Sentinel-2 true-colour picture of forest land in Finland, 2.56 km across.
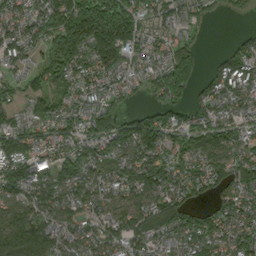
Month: September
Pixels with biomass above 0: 87%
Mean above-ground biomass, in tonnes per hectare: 113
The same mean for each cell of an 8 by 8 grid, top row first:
90 109 258 266 96 89 44 18
102 102 191 221 82 124 8 72
62 125 94 87 65 195 83 135
58 88 94 99 77 84 119 94
139 95 97 138 185 115 135 118
151 121 115 95 149 116 127 101
113 118 94 89 105 142 62 105
178 159 109 96 111 91 139 117
